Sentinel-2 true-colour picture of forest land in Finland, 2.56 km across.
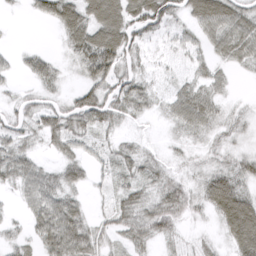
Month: March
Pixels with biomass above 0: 80%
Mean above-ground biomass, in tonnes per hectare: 39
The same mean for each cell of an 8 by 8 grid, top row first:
4 36 67 84 81 36 86 55
9 7 66 96 31 28 30 58
14 39 25 62 34 17 33 5
32 42 68 51 28 41 47 14
42 27 35 23 14 12 17 16
52 35 31 24 39 24 36 50
10 67 34 31 49 54 39 95
21 63 71 25 41 25 16 81
